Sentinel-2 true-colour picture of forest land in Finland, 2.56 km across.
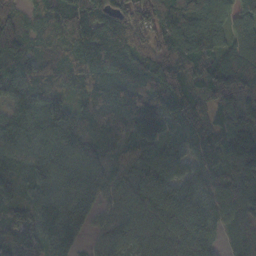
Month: October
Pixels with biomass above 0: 96%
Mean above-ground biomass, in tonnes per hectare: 110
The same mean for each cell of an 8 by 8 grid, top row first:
74 90 151 136 97 157 126 97
104 60 141 147 85 99 116 105
87 66 89 128 137 122 126 195
88 128 73 106 156 129 96 242
106 96 100 86 109 89 116 250
66 89 94 96 109 94 105 154
108 88 93 67 86 106 101 105
157 122 57 83 77 94 95 63
